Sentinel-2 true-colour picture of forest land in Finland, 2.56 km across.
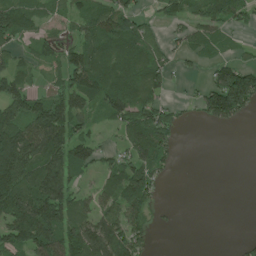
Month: June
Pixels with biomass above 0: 63%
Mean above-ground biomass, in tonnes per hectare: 80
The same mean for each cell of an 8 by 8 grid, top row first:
138 47 80 118 37 62 82 63
58 45 83 92 85 26 59 19
87 27 124 92 87 17 46 176
122 170 97 82 105 40 114 111
214 189 95 20 121 45 0 0
209 179 52 80 93 12 0 0
185 207 62 85 81 5 0 0
120 149 135 138 52 0 0 9
